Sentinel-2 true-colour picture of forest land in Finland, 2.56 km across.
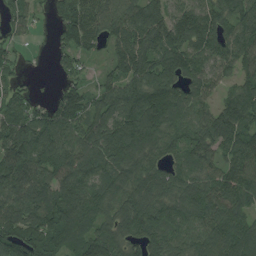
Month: August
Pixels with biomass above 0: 89%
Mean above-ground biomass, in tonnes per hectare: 103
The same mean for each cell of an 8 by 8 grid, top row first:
70 32 118 96 113 101 113 99
33 23 101 66 114 131 111 114
38 4 46 64 128 110 77 77
90 80 118 133 194 120 73 134
137 129 133 150 158 71 96 119
120 101 130 105 118 72 91 115
102 130 123 98 132 102 131 102
138 130 102 119 94 91 120 133
